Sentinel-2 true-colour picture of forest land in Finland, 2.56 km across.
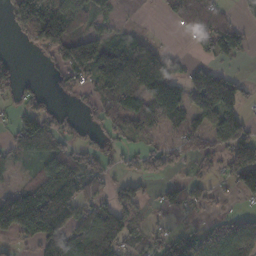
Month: November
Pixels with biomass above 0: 62%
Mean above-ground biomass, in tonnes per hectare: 83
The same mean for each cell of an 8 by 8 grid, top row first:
91 152 141 44 2 55 81 44
9 109 148 136 113 8 71 78
61 19 59 152 193 103 117 42
30 62 31 87 112 112 106 93
63 81 66 64 37 38 68 159
16 95 95 47 64 28 40 53
236 209 109 91 34 52 32 8
61 166 166 150 37 90 75 135
